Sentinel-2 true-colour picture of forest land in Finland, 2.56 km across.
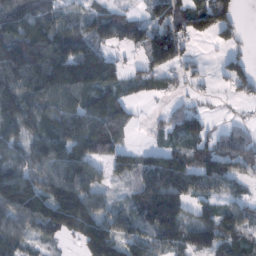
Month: February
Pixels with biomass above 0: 78%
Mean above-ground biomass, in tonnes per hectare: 90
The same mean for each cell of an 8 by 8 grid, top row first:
113 75 66 74 53 104 151 41
152 137 84 49 100 121 9 31
141 153 113 44 68 46 19 101
129 96 106 116 8 67 31 8
86 119 127 92 20 67 80 68
140 111 144 52 112 149 112 46
138 146 167 53 127 122 43 37
90 53 101 140 94 97 131 88
